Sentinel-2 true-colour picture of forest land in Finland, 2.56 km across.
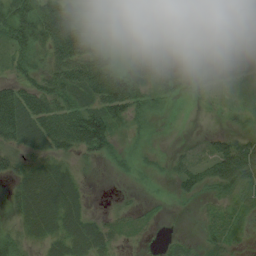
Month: August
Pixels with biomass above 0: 79%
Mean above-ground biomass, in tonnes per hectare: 44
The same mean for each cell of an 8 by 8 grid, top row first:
76 74 53 59 46 73 137 140
51 56 69 28 81 63 33 58
33 46 70 75 74 32 23 41
87 71 65 63 31 6 5 18
50 52 64 37 7 5 26 58
37 47 16 4 7 33 52 76
31 51 32 11 10 2 15 30
31 34 46 24 6 15 30 16
